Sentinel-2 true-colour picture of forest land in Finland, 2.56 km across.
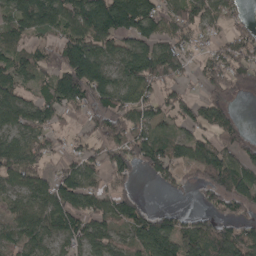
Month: April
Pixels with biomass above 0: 79%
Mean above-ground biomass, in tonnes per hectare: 89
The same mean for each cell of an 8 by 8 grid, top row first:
86 119 135 160 142 98 86 41
64 65 144 95 105 96 52 104
77 69 175 91 116 73 86 69
105 90 54 108 84 71 89 17
80 61 47 85 110 75 83 86
96 67 106 70 35 54 87 111
66 105 115 105 49 33 56 75
75 71 89 75 110 130 155 142
